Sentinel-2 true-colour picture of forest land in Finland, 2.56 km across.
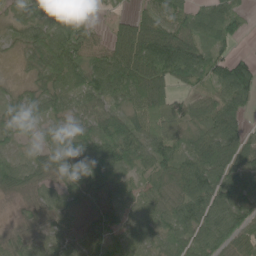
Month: June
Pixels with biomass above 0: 90%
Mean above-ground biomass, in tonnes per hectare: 64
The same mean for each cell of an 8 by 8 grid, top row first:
39 88 38 15 60 69 58 50
25 97 71 70 127 122 54 12
14 63 65 97 115 68 52 127
58 47 57 64 81 55 77 80
24 39 59 80 75 72 120 92
54 40 67 61 37 83 110 85
9 46 33 45 57 76 106 80
31 33 40 44 49 65 75 69
